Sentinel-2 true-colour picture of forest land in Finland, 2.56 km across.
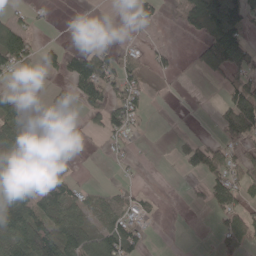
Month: May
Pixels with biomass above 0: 43%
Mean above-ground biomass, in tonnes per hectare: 42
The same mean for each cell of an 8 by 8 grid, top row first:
18 5 0 1 44 10 89 79
121 26 25 22 14 10 66 108
20 10 86 68 29 4 10 66
76 15 49 76 28 1 2 104
53 31 2 22 2 7 46 47
65 22 9 2 2 2 59 63
106 85 47 39 30 0 26 64
97 144 112 100 33 0 3 71
